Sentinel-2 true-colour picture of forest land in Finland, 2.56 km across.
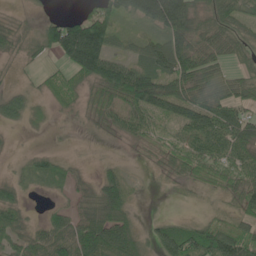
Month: May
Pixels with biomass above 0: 75%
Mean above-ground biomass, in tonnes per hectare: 49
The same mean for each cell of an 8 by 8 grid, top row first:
9 15 48 70 66 120 51 62
22 51 164 51 48 96 67 46
8 32 48 86 91 85 72 52
42 9 19 38 59 53 78 60
2 3 4 10 25 49 68 76
13 30 20 34 4 29 48 56
42 13 41 85 3 2 17 44
48 63 84 104 39 77 82 88
